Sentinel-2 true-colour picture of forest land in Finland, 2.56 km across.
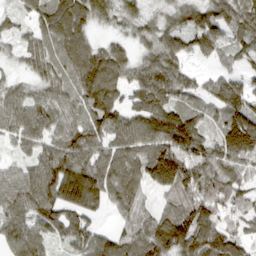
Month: March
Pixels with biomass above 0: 92%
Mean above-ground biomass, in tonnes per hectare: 96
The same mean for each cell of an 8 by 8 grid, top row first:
53 105 111 59 51 58 87 107
44 77 104 66 51 88 81 69
33 82 108 111 101 97 45 66
97 101 81 112 104 106 48 117
58 85 130 95 103 146 81 160
70 142 194 128 123 184 116 87
96 125 148 68 59 97 120 77
93 70 94 94 116 143 132 76
